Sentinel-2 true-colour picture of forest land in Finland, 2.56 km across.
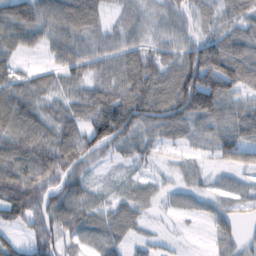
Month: February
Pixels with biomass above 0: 85%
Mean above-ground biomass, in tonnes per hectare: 57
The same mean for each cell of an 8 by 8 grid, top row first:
88 80 93 24 43 53 43 62
57 53 68 52 51 59 100 82
62 43 50 69 94 100 115 88
83 47 57 117 91 87 99 67
69 71 73 72 36 31 33 48
82 68 42 12 25 19 19 19
84 68 63 44 32 19 28 30
42 71 37 45 20 7 17 37
